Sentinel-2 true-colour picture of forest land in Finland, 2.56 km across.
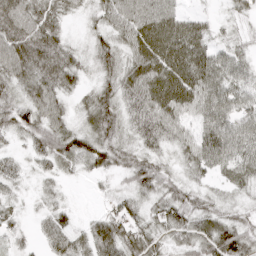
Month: April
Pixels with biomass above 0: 90%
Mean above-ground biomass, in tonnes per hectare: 47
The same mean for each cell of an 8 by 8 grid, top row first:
68 57 16 54 71 48 18 20
76 74 19 47 78 76 49 26
56 64 28 45 76 78 70 44
56 57 25 56 64 61 61 52
17 59 52 61 46 41 70 58
30 21 15 26 58 29 29 39
16 22 6 25 36 60 39 24
19 35 42 91 53 40 63 67
